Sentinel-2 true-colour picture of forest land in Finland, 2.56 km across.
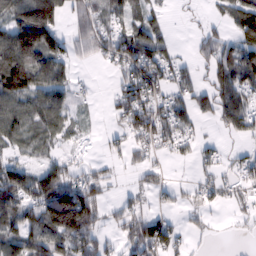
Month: February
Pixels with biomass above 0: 65%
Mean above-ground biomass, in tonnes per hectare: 56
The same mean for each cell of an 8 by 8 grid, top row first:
93 151 53 55 50 3 13 94
155 132 42 72 93 20 49 82
102 88 15 15 95 47 33 84
83 85 15 22 84 58 42 77
40 31 12 14 42 37 18 12
80 77 55 16 28 2 23 32
90 137 184 16 35 19 25 19
79 85 98 22 87 47 7 4
